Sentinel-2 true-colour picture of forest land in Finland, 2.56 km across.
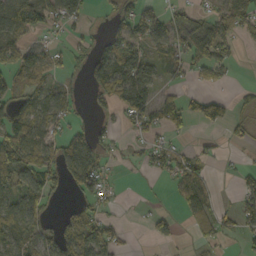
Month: October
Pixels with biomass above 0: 53%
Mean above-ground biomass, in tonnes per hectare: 44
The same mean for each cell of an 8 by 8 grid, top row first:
120 63 44 24 50 40 34 54
50 28 21 65 55 51 71 16
40 35 16 78 87 16 31 3
64 60 16 21 77 63 60 26
105 55 71 20 23 22 10 15
87 67 86 13 5 46 28 23
68 30 35 16 4 22 63 55
68 50 98 77 4 20 28 17
